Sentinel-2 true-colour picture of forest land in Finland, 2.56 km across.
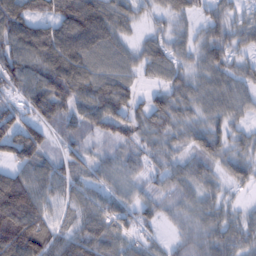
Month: February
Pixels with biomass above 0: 90%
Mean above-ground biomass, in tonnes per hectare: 70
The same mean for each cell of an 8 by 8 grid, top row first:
119 75 132 77 26 49 48 37
113 124 110 73 50 52 74 46
92 111 103 86 33 58 60 58
64 91 70 86 58 75 58 47
90 27 45 55 56 48 83 47
83 69 48 49 43 56 52 49
180 67 60 65 49 45 55 23
185 113 88 76 39 34 70 65
